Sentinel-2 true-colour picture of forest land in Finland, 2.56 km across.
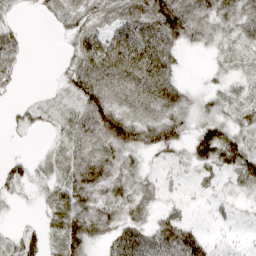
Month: April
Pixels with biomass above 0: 74%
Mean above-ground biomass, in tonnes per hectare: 41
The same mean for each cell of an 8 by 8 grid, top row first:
9 14 42 38 61 78 51 56
44 0 45 99 123 48 18 28
21 2 50 73 120 43 9 18
14 15 44 62 55 49 27 30
2 9 45 65 52 41 78 57
28 20 47 51 26 12 27 57
4 16 39 37 37 19 12 10
29 22 71 63 89 110 35 8
